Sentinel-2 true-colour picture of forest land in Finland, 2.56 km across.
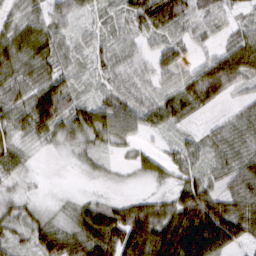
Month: March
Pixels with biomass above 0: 87%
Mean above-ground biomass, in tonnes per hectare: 48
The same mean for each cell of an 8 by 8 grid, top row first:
32 49 29 28 45 53 42 17
62 57 24 46 30 47 20 68
50 63 23 41 41 47 97 63
59 77 62 74 60 57 19 27
36 22 33 32 17 21 28 47
27 6 9 12 26 31 31 59
29 15 39 61 70 69 114 67
27 67 71 102 107 125 126 50
